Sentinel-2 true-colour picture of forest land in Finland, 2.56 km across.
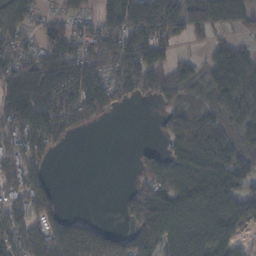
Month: November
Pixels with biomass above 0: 71%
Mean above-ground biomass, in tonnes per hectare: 75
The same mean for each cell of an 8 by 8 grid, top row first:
70 48 52 96 124 127 116 107
65 93 86 98 125 40 43 64
107 133 138 102 113 95 67 124
124 133 128 44 0 63 53 69
84 85 1 0 7 47 87 52
80 40 0 0 63 78 90 110
74 63 0 0 146 93 93 82
64 83 100 52 78 81 86 33
